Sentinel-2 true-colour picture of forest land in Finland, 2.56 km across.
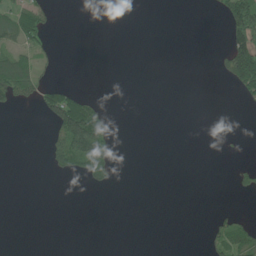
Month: June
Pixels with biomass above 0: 15%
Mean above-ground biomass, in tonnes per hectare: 22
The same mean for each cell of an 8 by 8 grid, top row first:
58 28 0 0 0 0 3 132
58 22 0 0 0 0 0 129
128 20 0 0 0 0 0 130
9 66 165 15 0 0 0 2
0 24 151 58 0 0 0 2
0 7 50 31 0 0 0 17
0 0 0 0 0 0 1 4
0 0 0 0 0 0 25 75
